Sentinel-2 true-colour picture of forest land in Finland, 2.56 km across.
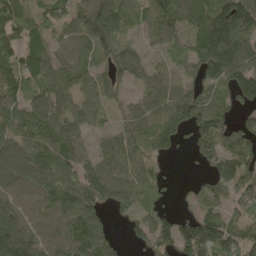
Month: May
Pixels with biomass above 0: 84%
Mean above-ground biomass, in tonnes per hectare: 81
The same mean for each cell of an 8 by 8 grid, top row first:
62 57 72 102 66 95 108 163
71 60 57 49 34 33 123 144
75 68 56 44 53 44 80 134
102 107 78 28 71 89 78 52
97 116 64 60 68 53 65 93
105 125 89 87 65 9 47 90
87 111 144 58 48 27 62 53
135 102 135 57 60 132 167 109
